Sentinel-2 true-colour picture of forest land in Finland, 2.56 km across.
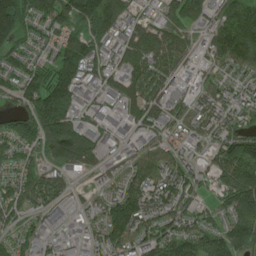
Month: June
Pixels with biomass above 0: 88%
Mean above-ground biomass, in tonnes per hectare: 105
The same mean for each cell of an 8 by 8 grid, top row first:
204 132 170 121 52 103 94 134
89 65 130 96 161 106 67 162
100 139 137 91 144 83 57 64
86 208 98 61 140 92 88 86
109 139 196 70 67 64 88 118
73 72 41 51 107 113 77 172
79 94 41 131 160 98 44 163
71 75 63 133 111 134 106 110
